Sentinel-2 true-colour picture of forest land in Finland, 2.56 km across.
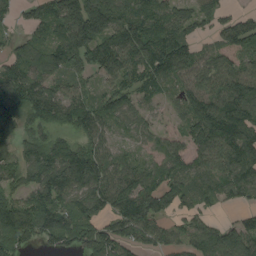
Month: August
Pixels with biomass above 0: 85%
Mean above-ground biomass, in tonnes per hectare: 101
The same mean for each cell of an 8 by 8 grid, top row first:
36 95 217 145 98 116 77 59
58 103 181 132 140 161 56 137
99 82 61 86 93 100 108 129
122 118 117 89 69 58 161 136
64 81 77 63 51 62 126 125
80 161 164 93 88 95 84 110
146 132 105 95 120 63 41 40
127 65 116 115 76 57 105 129
